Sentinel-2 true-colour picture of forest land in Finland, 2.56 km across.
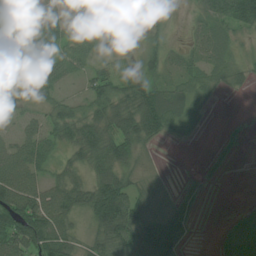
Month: July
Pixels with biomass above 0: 71%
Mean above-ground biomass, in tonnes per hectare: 45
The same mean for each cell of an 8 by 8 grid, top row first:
52 59 77 26 23 7 50 102
83 56 56 8 23 27 49 14
61 58 29 53 51 43 34 22
40 42 36 58 82 61 12 0
54 50 65 66 30 5 3 8
83 31 25 61 17 2 12 0
118 91 48 113 46 26 1 9
105 98 26 73 79 65 0 68
